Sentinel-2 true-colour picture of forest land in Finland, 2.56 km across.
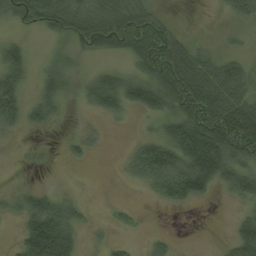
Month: August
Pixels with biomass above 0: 60%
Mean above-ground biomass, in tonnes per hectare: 42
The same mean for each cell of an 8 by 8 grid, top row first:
62 97 88 73 54 4 0 25
36 7 31 49 88 59 14 10
51 36 26 49 66 88 67 48
48 40 10 38 44 65 75 86
5 3 21 1 41 94 134 100
1 1 0 1 54 87 92 70
28 60 23 10 4 17 3 18
22 133 26 17 9 8 0 59
